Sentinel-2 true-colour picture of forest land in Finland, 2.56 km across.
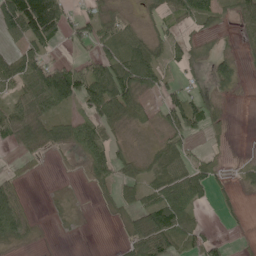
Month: June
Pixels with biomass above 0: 60%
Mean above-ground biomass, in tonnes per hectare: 41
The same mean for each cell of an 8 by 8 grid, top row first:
113 139 34 37 17 45 35 38
27 42 22 52 69 27 12 15
62 112 89 104 74 18 34 23
60 52 25 75 24 64 52 0
42 37 53 41 6 43 12 0
14 1 3 54 41 82 42 14
107 5 3 19 60 101 9 12
48 1 1 2 91 52 32 3
